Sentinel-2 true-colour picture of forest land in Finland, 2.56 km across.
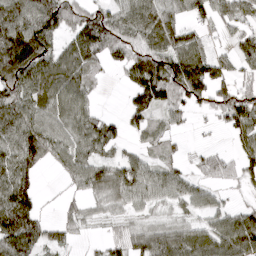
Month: April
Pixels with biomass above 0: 76%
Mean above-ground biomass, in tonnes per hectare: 72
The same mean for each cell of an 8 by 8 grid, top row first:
116 127 88 84 111 70 53 57
145 85 106 75 92 107 50 51
98 101 86 7 116 124 114 44
95 80 76 10 69 48 29 93
101 95 77 57 34 20 11 50
103 6 68 82 84 57 45 54
136 6 38 40 40 34 55 42
141 55 18 35 97 106 98 129
